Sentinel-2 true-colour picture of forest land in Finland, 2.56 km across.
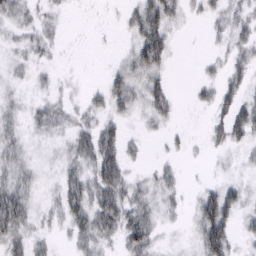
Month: February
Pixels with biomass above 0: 61%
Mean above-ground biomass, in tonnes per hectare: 17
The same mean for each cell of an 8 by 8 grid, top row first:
21 11 0 1 42 20 15 20
10 12 0 1 51 7 4 20
8 7 4 19 34 2 12 17
12 22 13 21 20 12 10 29
19 6 23 29 8 5 10 13
24 4 26 45 8 10 2 6
46 9 31 45 22 9 31 22
27 10 18 15 36 3 37 10
